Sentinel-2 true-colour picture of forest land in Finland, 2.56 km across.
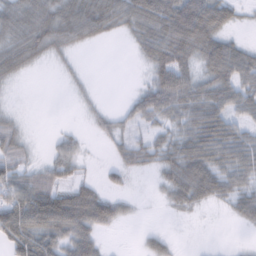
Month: February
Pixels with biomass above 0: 66%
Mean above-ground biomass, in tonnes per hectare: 42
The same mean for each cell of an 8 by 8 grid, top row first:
64 70 84 69 79 85 79 17
68 53 24 1 42 75 67 38
20 0 9 0 14 76 53 63
10 0 6 16 47 55 75 45
44 8 18 20 31 52 79 64
54 52 22 14 10 65 74 50
85 91 86 45 2 26 16 40
74 70 69 3 14 9 0 1
